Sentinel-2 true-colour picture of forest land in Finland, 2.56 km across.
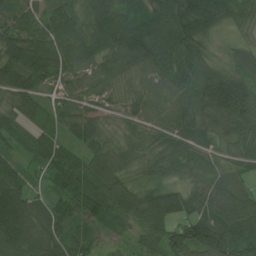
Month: July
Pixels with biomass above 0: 96%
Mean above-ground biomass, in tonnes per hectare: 72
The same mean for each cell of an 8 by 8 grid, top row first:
70 72 58 98 63 93 83 51
89 104 66 77 95 83 37 39
71 56 52 58 56 71 91 76
56 52 68 40 59 67 89 88
42 69 57 52 45 66 51 72
81 46 96 83 30 29 35 35
158 71 106 84 125 86 79 67
134 91 80 36 68 90 135 80
